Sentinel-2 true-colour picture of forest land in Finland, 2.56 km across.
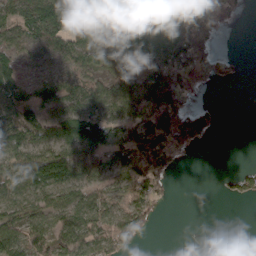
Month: March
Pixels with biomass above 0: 67%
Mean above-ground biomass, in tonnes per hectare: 61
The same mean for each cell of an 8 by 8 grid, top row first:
61 131 78 116 67 102 66 10
53 48 72 105 121 125 61 0
50 42 38 50 96 84 44 11
74 57 78 52 89 124 44 0
78 80 116 79 81 80 18 0
92 120 80 58 94 17 0 39
83 82 69 50 67 3 0 0
82 88 91 77 15 0 5 18
